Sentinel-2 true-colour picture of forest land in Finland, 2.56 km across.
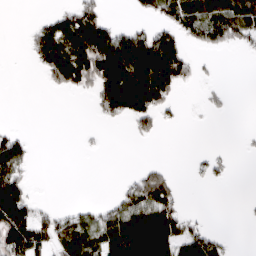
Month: March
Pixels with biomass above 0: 41%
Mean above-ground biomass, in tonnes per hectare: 47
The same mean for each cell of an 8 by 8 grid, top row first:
0 29 98 9 23 78 106 121
0 100 120 141 134 80 36 22
0 33 84 139 155 85 6 0
0 0 0 66 89 11 9 0
65 0 3 0 4 0 1 2
79 0 0 0 36 11 17 0
131 17 18 36 105 49 1 1
97 61 77 102 159 98 73 0
